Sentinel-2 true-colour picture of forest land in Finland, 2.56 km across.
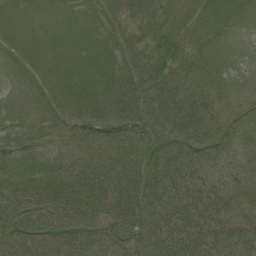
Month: July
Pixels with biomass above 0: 98%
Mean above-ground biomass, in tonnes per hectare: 48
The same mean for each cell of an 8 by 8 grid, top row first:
9 16 25 33 43 22 29 18
19 23 29 41 44 40 32 12
14 33 39 40 71 56 36 14
16 35 50 52 69 80 40 25
27 30 39 51 69 73 65 36
48 59 66 69 81 77 40 30
67 72 70 65 89 82 65 41
65 66 59 56 87 80 80 78
